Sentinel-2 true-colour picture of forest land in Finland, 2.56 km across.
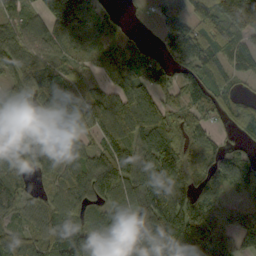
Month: September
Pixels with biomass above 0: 86%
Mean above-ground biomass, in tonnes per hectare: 94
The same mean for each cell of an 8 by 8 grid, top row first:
89 126 123 33 8 109 103 185
98 87 62 55 59 93 103 84
68 135 53 66 120 89 81 40
74 95 159 129 146 65 67 70
98 114 72 120 100 103 57 31
63 59 107 136 138 123 79 107
69 82 72 83 126 143 115 54
65 92 107 128 133 136 177 72
